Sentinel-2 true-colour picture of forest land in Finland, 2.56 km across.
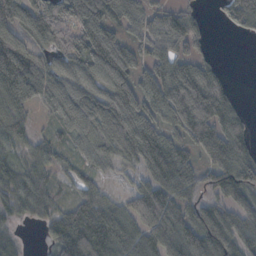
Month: October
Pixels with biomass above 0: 86%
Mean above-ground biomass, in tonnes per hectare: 80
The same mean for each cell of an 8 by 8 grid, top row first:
92 121 107 67 81 60 13 76
111 74 105 121 67 81 22 0
109 81 89 120 63 117 101 1
77 35 96 106 84 114 129 45
57 54 46 88 117 75 111 85
79 51 41 20 59 130 70 123
61 62 94 63 117 95 74 80
27 38 131 119 88 112 126 93
